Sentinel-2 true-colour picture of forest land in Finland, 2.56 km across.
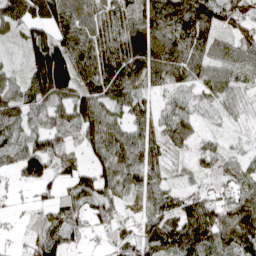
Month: April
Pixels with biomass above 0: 89%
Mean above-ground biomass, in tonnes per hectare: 68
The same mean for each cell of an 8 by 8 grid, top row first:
75 86 75 67 81 110 97 67
17 139 91 101 113 93 78 62
47 184 102 106 69 63 58 43
74 62 91 67 51 57 29 24
67 72 53 112 83 49 29 13
42 57 68 92 79 18 33 56
11 54 53 61 30 29 58 90
12 103 29 28 57 94 99 108
